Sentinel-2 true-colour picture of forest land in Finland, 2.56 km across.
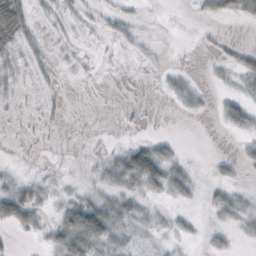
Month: October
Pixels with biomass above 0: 36%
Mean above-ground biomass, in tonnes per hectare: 9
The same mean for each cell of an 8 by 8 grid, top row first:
46 6 6 9 2 0 6 11
13 7 2 2 4 0 1 6
4 3 1 1 1 8 2 7
1 4 0 0 1 2 2 20
0 1 1 2 15 6 0 4
7 4 3 17 51 16 3 4
40 5 38 25 10 4 6 11
3 9 48 23 4 5 7 3
